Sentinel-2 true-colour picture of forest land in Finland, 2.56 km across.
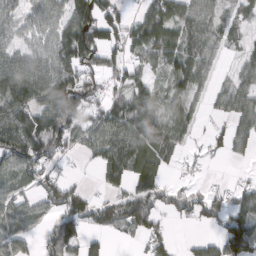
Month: March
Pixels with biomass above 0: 71%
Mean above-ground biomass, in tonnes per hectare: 65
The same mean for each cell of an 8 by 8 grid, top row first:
49 56 109 58 46 65 50 30
56 67 173 68 77 74 61 26
105 108 106 44 42 66 37 46
91 110 113 76 90 43 19 66
125 136 47 81 79 45 33 37
72 59 10 53 69 12 9 11
59 52 103 83 91 46 69 69
66 51 63 12 51 19 31 158
